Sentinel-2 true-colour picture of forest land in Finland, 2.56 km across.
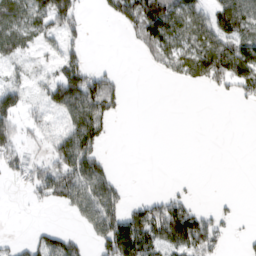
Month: March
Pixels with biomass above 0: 47%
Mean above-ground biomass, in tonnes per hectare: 51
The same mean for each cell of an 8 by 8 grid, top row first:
92 95 40 37 96 77 69 118
62 29 36 0 33 69 106 96
37 51 115 44 0 24 76 90
76 46 117 51 0 0 0 2
60 40 112 6 0 0 0 0
29 88 113 39 0 3 0 0
0 20 63 77 76 96 19 7
15 65 38 158 137 116 103 9
